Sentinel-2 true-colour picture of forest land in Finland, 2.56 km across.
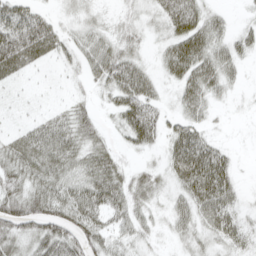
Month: April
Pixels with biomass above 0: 77%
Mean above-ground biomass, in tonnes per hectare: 37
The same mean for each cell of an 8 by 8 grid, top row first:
60 29 20 13 19 63 33 6
94 50 40 47 18 48 54 30
26 5 14 55 52 31 52 13
9 15 27 23 68 21 22 3
34 56 42 18 36 50 43 2
41 47 42 54 28 39 93 17
59 51 61 57 30 29 60 25
50 69 61 41 24 17 27 31
